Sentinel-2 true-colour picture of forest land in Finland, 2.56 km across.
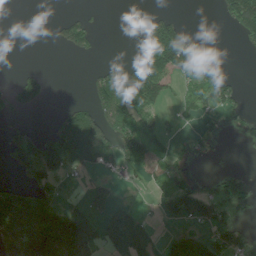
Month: July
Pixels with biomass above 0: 41%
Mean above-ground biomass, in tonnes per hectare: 54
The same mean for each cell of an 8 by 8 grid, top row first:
0 1 30 0 15 24 0 112
0 3 58 0 95 157 10 13
38 28 1 103 160 41 66 11
40 4 63 130 66 16 37 30
67 89 109 60 73 13 20 13
22 90 25 15 29 41 20 40
149 121 40 48 12 67 91 47
161 174 156 71 67 66 62 66
